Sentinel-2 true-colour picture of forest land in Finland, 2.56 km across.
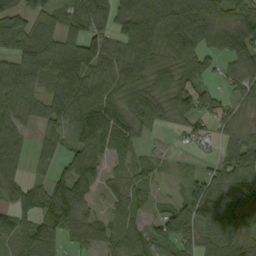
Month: September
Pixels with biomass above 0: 83%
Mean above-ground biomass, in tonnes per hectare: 82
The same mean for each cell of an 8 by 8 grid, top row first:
76 68 114 90 122 125 137 98
97 105 118 86 121 121 88 129
110 77 124 106 88 81 45 81
77 65 141 121 99 76 62 38
70 51 95 124 24 7 24 68
59 48 103 38 57 14 52 94
81 116 95 45 42 54 103 88
81 103 62 68 61 90 70 90
